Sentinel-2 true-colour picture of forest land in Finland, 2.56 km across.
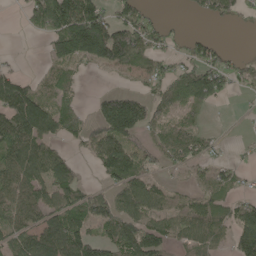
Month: May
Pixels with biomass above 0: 63%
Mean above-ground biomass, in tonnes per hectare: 73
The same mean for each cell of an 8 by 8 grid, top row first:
2 128 189 65 46 2 44 34
1 47 168 183 87 20 50 2
74 38 23 6 33 88 109 34
159 111 36 157 102 66 26 6
116 78 35 125 43 92 34 6
104 112 39 82 73 10 38 28
94 103 111 95 98 54 89 53
83 142 129 94 126 52 74 99
